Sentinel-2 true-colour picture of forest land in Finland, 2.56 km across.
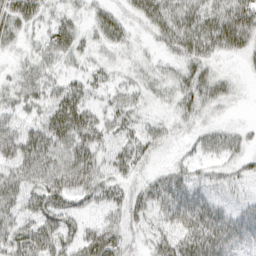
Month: March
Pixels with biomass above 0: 84%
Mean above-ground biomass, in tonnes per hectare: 39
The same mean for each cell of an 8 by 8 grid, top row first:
48 27 21 36 42 49 48 59
19 35 29 30 13 45 45 40
27 34 26 20 24 36 53 10
32 42 57 35 18 30 28 5
62 66 64 32 37 17 30 24
45 67 66 34 21 32 25 21
39 65 34 33 45 62 51 27
49 56 51 53 24 57 79 51
